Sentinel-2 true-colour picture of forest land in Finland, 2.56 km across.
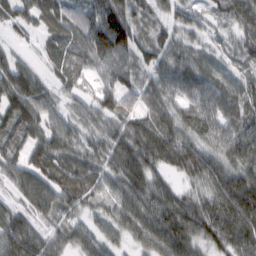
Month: February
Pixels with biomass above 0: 94%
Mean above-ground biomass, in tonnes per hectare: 68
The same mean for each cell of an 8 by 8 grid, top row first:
48 57 54 102 35 48 33 79
29 39 61 115 49 59 34 50
82 43 62 68 51 74 48 36
87 56 40 75 77 57 63 62
66 87 64 74 104 88 63 90
67 92 88 63 94 48 92 98
45 75 56 55 92 97 92 126
93 60 55 46 67 100 64 106
